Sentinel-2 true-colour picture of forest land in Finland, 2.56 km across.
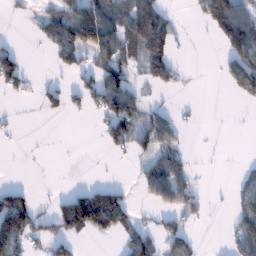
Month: January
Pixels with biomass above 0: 39%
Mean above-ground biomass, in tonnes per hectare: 50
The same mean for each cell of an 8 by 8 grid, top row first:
9 65 124 97 168 17 83 95
20 39 125 93 145 40 0 134
79 10 37 84 40 25 0 85
7 26 18 90 42 15 0 1
2 0 0 42 48 36 1 0
0 0 0 1 51 93 2 20
177 16 176 144 11 59 12 44
136 70 35 16 60 57 0 54
